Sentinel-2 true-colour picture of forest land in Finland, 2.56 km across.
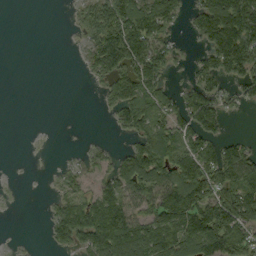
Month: September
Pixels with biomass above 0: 56%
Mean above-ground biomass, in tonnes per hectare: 59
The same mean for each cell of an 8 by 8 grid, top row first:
0 0 29 102 121 52 116 162
0 0 16 139 111 31 64 148
0 0 3 66 101 12 61 60
0 0 0 32 90 63 106 15
0 1 4 12 64 77 69 44
1 4 29 51 115 89 98 121
2 13 93 128 57 129 112 132
3 17 69 130 111 111 120 97
